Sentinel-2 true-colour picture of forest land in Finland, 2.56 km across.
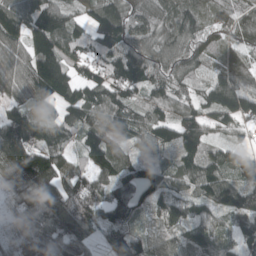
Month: April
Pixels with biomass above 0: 94%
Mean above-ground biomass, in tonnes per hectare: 114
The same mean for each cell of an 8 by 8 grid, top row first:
120 159 54 154 87 108 103 98
83 158 92 131 114 115 111 75
107 224 110 143 146 108 84 125
91 90 128 142 110 107 100 136
203 120 76 105 107 128 95 58
129 191 104 120 111 99 137 125
60 176 180 117 59 108 88 150
74 116 119 91 85 94 85 75
